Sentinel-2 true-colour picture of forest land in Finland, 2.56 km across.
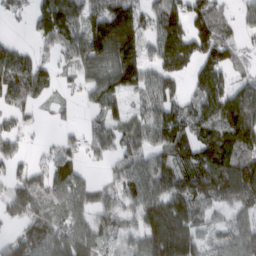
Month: March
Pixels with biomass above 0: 75%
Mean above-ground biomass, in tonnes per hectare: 88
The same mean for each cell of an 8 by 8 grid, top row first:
30 134 107 176 89 119 120 33
55 35 107 184 85 140 133 51
127 60 40 107 82 72 120 51
58 11 16 69 67 100 132 195
45 17 35 63 68 113 131 154
50 75 62 34 97 104 157 151
75 54 78 81 102 129 79 82
72 100 102 47 99 164 43 95
